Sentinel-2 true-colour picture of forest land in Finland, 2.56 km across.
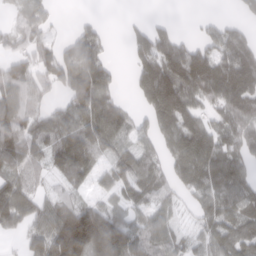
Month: March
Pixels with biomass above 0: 74%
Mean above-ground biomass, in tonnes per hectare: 89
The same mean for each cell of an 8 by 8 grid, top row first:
41 45 9 0 10 5 12 30
55 63 127 23 85 112 89 119
103 76 166 75 107 157 159 150
121 63 111 115 75 154 64 119
95 92 161 95 58 119 118 99
70 44 81 75 95 84 139 100
145 71 91 60 58 40 94 101
19 128 213 212 72 50 75 109
